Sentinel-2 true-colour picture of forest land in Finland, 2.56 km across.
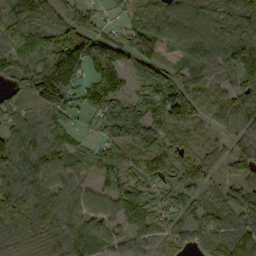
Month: September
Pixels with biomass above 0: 90%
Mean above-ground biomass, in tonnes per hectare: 83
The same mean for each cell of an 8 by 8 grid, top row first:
87 73 82 20 83 111 87 92
95 88 124 80 115 70 96 115
58 156 67 111 78 94 74 58
60 84 52 99 111 115 41 86
129 82 38 74 81 69 37 69
125 117 68 76 84 67 52 55
113 121 104 82 98 59 57 90
75 89 80 80 71 66 73 90
